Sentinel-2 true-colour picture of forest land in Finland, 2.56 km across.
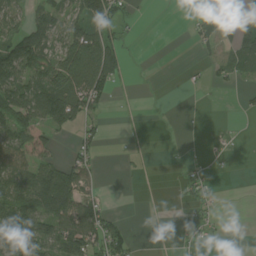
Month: July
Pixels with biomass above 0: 45%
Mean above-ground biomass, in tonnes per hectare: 48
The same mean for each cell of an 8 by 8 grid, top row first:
58 67 73 77 3 0 31 80
123 72 122 83 0 0 25 91
113 100 111 67 0 0 19 28
107 120 82 6 0 0 0 7
86 42 41 1 1 1 15 4
94 102 84 0 6 7 25 0
133 113 96 15 1 2 17 0
153 106 128 90 2 5 15 0
